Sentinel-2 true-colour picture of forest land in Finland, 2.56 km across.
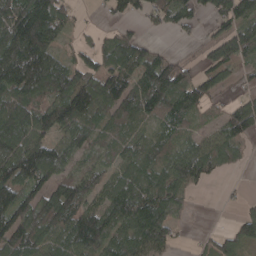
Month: April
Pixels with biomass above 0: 78%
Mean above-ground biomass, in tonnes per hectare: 98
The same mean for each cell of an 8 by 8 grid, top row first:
176 199 16 33 41 73 44 119
199 142 42 92 73 10 71 124
182 185 119 141 125 139 88 28
126 115 149 89 111 104 40 107
147 119 80 76 88 76 85 76
146 107 81 64 91 118 73 7
138 111 112 119 133 76 1 24
138 98 154 112 139 49 43 98
